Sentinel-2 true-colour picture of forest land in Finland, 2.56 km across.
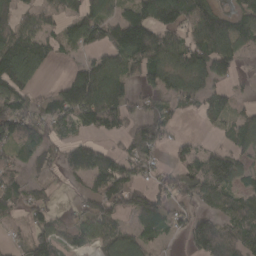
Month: March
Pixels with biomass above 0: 68%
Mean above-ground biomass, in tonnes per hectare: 80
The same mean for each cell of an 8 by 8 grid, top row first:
59 61 103 66 120 121 117 81
137 65 70 105 157 96 139 80
135 12 121 132 67 76 84 19
105 80 117 117 49 51 72 46
81 76 69 20 105 44 14 94
51 47 63 102 37 72 122 77
54 51 39 84 113 57 58 90
28 80 54 92 62 14 167 116
